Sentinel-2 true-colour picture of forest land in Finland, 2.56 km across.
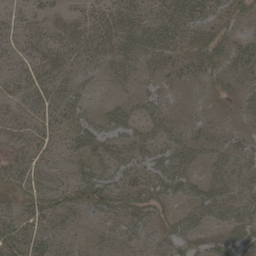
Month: May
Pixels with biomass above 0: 77%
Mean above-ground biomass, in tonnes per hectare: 33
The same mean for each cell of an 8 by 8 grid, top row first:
19 24 30 35 30 44 32 23
24 35 38 37 38 34 41 27
29 32 24 19 15 19 24 25
25 32 35 34 29 12 11 29
27 27 48 40 39 36 28 25
32 23 38 44 45 68 31 35
29 42 36 44 47 28 52 57
45 29 13 23 28 40 30 51
